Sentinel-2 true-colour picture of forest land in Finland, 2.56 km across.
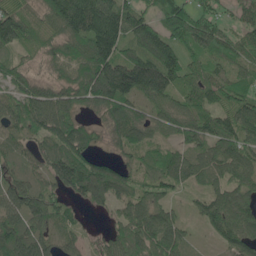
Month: May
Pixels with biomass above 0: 88%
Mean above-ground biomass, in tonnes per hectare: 95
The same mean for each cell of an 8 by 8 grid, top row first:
125 87 203 165 85 143 100 55
82 59 78 150 122 120 129 94
65 40 89 197 176 113 108 63
74 107 56 94 58 101 95 117
52 84 115 39 61 56 103 117
66 86 177 137 55 101 75 101
107 101 35 53 108 43 92 148
119 68 34 75 126 91 16 114
